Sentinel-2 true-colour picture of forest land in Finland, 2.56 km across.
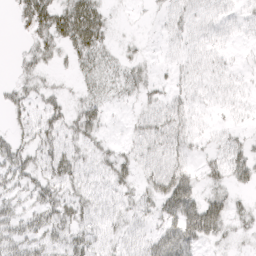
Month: April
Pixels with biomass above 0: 59%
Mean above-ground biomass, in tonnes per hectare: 25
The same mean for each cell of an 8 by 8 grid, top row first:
23 51 72 13 3 20 19 14
4 31 45 16 8 13 20 5
17 11 15 20 24 13 17 9
19 29 31 10 19 27 9 10
26 33 27 14 28 30 11 23
32 35 27 32 22 49 25 30
22 40 34 22 21 57 57 18
34 32 34 20 23 52 30 14
